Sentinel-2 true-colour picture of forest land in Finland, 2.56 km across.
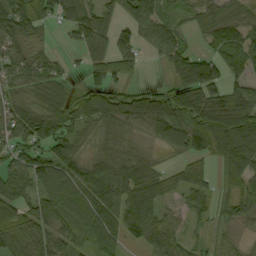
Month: September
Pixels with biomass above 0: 81%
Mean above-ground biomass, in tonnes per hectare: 71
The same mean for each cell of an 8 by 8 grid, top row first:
112 55 91 50 89 38 62 55
67 21 46 66 38 77 43 106
51 61 19 66 8 63 114 58
68 85 79 92 48 95 130 114
73 75 48 53 21 75 106 154
77 110 93 117 104 48 37 101
79 89 110 91 150 34 46 77
86 73 50 68 58 44 25 20
